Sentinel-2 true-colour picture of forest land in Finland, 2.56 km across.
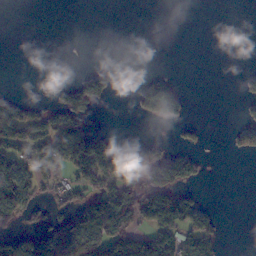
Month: November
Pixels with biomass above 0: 32%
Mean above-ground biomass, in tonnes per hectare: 35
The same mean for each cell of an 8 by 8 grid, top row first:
0 0 0 0 0 0 0 0
0 0 0 0 0 0 0 0
0 6 37 29 15 12 0 7
54 40 42 0 41 59 0 7
75 74 82 44 25 17 5 34
88 38 53 70 65 110 8 0
107 26 63 100 95 127 28 0
68 80 110 110 58 78 71 0
